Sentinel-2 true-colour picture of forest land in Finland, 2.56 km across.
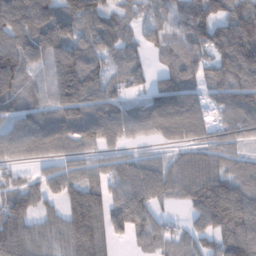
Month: January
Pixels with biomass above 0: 87%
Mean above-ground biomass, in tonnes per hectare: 96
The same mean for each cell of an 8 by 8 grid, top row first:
163 144 129 65 78 92 129 115
137 151 103 81 61 79 91 157
101 65 168 73 49 93 68 124
82 78 118 100 98 144 58 115
114 130 78 61 35 62 82 58
44 72 78 87 133 100 117 90
122 50 134 103 111 21 119 120
132 83 144 55 54 58 59 123
